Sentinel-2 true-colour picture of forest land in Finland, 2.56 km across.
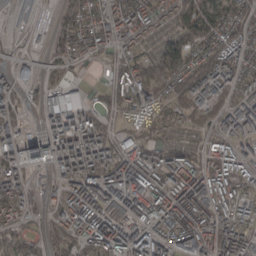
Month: March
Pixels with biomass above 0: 85%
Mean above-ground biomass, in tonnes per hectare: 104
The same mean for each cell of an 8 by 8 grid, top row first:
40 13 112 111 126 109 160 110
10 46 77 82 49 131 130 101
98 35 33 56 130 140 181 116
61 121 138 75 88 83 138 114
102 132 160 111 100 63 69 78
99 48 136 164 151 131 150 106
98 61 117 134 146 158 127 87
87 74 80 144 139 125 167 121
